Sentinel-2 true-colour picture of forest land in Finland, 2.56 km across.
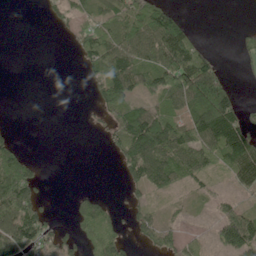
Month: June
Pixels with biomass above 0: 51%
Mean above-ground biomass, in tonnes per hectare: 58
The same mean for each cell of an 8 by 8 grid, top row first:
0 14 32 56 96 64 0 0
0 0 48 112 107 147 30 21
0 0 8 151 77 161 200 10
0 0 2 72 82 75 151 64
36 0 0 40 188 111 106 130
135 7 0 2 111 62 40 78
149 28 41 27 43 22 15 41
137 66 49 73 31 52 28 103
